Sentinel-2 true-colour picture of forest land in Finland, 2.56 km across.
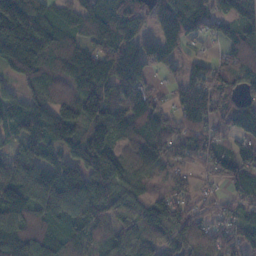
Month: November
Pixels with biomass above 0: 90%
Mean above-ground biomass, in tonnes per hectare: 92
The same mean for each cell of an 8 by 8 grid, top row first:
153 98 87 103 73 118 64 104
173 127 90 127 83 72 13 83
53 77 110 127 67 27 72 82
104 137 145 130 96 62 73 102
54 100 117 117 119 72 61 61
149 135 122 153 82 48 27 75
139 121 119 99 79 77 37 58
133 89 60 58 70 73 72 66
